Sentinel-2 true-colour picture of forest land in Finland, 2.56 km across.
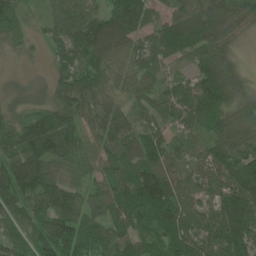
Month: June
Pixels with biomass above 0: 92%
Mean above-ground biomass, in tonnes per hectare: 78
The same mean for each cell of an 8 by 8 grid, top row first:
59 49 103 116 93 74 101 67
25 37 97 99 52 86 83 18
6 27 95 51 57 44 115 57
40 83 88 64 70 70 81 68
89 117 73 77 85 78 62 77
136 94 50 63 96 62 71 129
83 87 81 69 99 98 64 139
52 139 94 83 62 104 93 110
